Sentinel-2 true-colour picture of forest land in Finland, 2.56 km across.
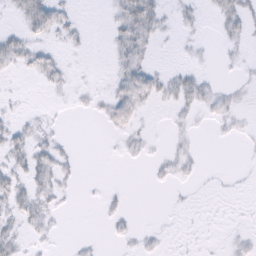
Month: February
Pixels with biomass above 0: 35%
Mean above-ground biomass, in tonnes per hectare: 6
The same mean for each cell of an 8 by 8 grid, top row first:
6 24 3 8 31 5 3 15
14 7 4 6 15 1 2 4
1 8 1 6 18 9 5 3
4 2 2 12 5 5 6 5
11 10 1 1 5 3 0 1
11 14 3 0 1 6 1 1
13 10 0 4 0 1 1 0
13 4 2 3 4 1 1 4
